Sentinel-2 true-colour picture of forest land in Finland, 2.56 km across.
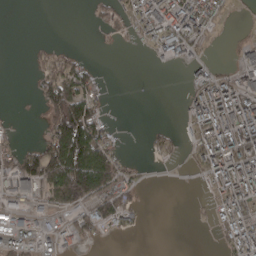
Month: April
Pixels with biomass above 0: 46%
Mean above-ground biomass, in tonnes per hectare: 57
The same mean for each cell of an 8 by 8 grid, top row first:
0 0 0 35 98 119 91 8
0 15 5 5 28 110 24 51
0 69 97 3 1 6 87 83
3 47 139 6 0 3 148 145
41 101 193 56 10 28 126 165
120 120 177 105 13 3 82 149
77 59 69 92 20 0 27 117
71 47 48 8 0 0 3 103
